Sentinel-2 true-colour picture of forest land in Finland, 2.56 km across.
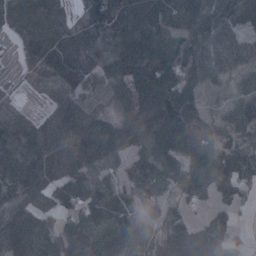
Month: January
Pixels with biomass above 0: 88%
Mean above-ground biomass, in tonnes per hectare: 85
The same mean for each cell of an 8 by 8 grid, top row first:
89 89 36 157 107 88 95 69
32 118 100 106 132 113 81 68
21 52 106 96 185 160 64 33
43 42 87 39 159 197 41 65
109 93 128 138 81 141 88 49
132 98 67 28 76 85 141 71
69 58 74 74 32 44 45 22
106 66 95 88 60 53 126 17
